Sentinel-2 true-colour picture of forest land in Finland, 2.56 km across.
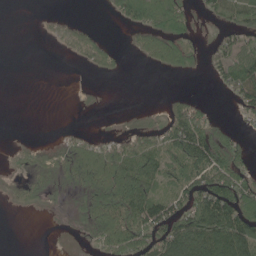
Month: June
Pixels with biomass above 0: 50%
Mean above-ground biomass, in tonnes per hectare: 50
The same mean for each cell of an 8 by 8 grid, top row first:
0 10 6 20 110 106 20 43
0 5 62 27 59 91 16 62
0 0 1 5 0 2 10 90
0 0 3 1 16 46 30 32
13 16 51 46 52 74 108 32
24 50 82 135 106 46 110 88
20 18 41 111 136 70 146 144
0 0 12 108 102 111 120 129
